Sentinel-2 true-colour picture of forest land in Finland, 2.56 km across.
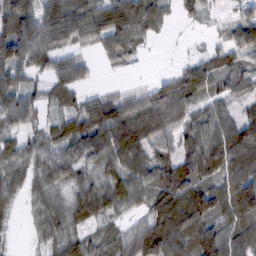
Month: February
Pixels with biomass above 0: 86%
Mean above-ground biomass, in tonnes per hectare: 71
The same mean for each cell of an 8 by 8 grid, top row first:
106 90 87 107 126 25 23 46
125 91 43 84 28 2 26 78
71 55 45 6 11 58 78 60
98 41 70 98 93 70 54 42
56 67 97 122 82 64 104 117
58 77 60 67 69 105 79 98
28 61 74 59 53 111 107 99
8 54 66 51 108 118 130 84
